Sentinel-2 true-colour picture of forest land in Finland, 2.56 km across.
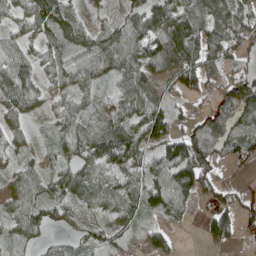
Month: April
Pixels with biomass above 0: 84%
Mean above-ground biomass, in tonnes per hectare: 61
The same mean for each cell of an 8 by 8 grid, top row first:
46 85 42 31 75 106 108 104
56 43 51 80 90 112 92 84
75 41 65 47 87 84 79 62
64 32 53 70 95 47 44 97
40 20 74 96 88 90 101 77
48 52 71 64 69 90 68 6
65 57 26 49 79 49 26 40
39 25 28 34 24 6 38 24
